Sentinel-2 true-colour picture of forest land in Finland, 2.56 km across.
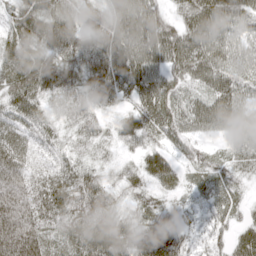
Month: April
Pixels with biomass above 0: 93%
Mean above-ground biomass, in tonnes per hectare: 56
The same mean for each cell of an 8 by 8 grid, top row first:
56 83 56 68 90 45 97 78
62 69 63 79 84 90 85 53
58 67 52 75 74 46 64 60
51 33 43 26 68 57 72 63
54 36 29 28 48 37 25 43
75 45 62 25 47 41 42 33
83 64 69 49 41 31 36 27
94 53 60 71 66 55 36 43
